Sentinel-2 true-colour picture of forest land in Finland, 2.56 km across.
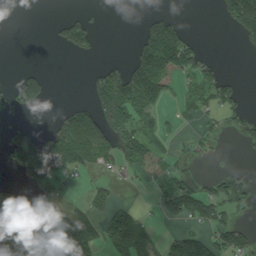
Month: August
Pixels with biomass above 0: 41%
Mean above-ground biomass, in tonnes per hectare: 54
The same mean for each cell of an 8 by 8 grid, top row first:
0 1 30 0 15 24 0 112
0 3 58 0 95 157 10 13
38 28 1 103 160 41 66 11
40 4 63 130 66 16 37 30
67 89 109 60 73 13 20 13
22 90 25 15 29 41 20 40
149 121 40 48 12 67 91 47
161 174 156 71 67 66 62 66
